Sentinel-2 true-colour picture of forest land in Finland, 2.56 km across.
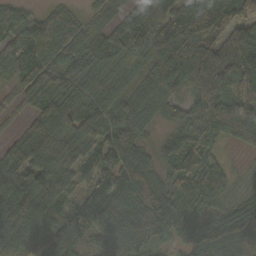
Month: October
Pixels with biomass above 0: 92%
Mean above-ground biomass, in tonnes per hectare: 98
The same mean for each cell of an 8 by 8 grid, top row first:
60 64 30 47 97 120 167 105
91 96 85 95 103 212 123 134
59 96 102 73 73 108 133 147
26 108 122 100 101 64 195 165
56 112 119 122 58 81 101 47
101 132 66 89 90 95 74 13
130 114 85 127 132 93 49 66
109 114 98 116 98 55 112 145
